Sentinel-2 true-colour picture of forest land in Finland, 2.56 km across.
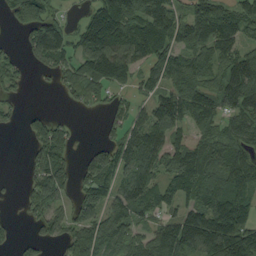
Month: September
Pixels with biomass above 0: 72%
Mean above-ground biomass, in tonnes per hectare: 74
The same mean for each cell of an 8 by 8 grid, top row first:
72 78 29 151 123 80 101 94
19 112 74 131 114 78 90 63
36 13 87 82 46 91 65 104
21 18 11 45 32 43 99 83
0 96 7 59 99 64 71 95
3 104 50 98 82 99 100 137
5 63 66 63 77 50 119 121
20 36 83 80 58 127 153 151
